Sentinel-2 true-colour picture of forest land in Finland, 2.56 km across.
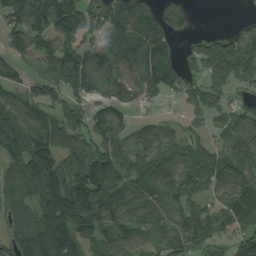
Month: August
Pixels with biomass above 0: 80%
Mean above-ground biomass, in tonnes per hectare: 114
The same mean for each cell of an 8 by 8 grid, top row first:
111 151 161 134 134 87 0 12
90 101 118 107 116 39 123 106
61 103 174 168 128 84 142 122
99 86 63 119 27 24 107 95
126 141 102 102 92 115 88 106
129 195 158 130 118 116 137 142
89 198 182 98 81 111 118 214
150 224 121 117 91 123 91 112
